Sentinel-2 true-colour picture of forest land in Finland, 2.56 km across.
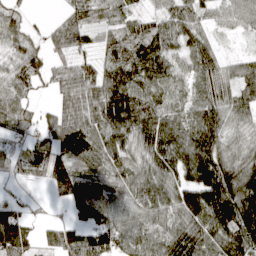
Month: April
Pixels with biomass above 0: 88%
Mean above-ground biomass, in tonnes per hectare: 79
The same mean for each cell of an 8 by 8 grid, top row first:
48 9 61 32 44 65 40 58
72 64 66 68 95 54 61 6
73 52 116 95 73 55 69 69
72 25 110 128 104 58 79 63
40 88 106 94 93 112 118 61
33 104 77 77 96 91 165 131
46 11 85 81 81 84 161 155
119 50 93 96 80 97 96 135
